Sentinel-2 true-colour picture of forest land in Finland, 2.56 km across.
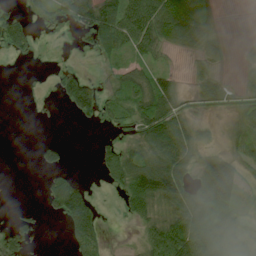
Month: July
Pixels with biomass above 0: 54%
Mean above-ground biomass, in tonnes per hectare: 38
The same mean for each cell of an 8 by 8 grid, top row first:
23 13 69 79 85 115 36 0
30 1 6 48 47 43 44 11
0 4 42 16 46 34 45 15
0 1 40 20 51 60 18 28
0 23 0 16 54 104 15 36
0 21 16 38 97 104 108 67
4 22 122 0 37 64 83 43
27 0 51 3 30 83 79 46
